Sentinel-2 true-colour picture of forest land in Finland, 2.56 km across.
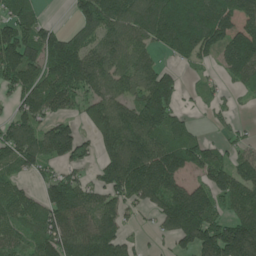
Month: June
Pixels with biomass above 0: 76%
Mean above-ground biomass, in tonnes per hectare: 119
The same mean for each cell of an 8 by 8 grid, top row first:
160 16 96 157 152 189 174 129
164 146 125 103 83 123 98 164
135 157 161 122 122 73 25 75
70 101 71 145 164 84 24 11
148 141 99 155 168 134 67 40
74 61 59 147 194 121 108 114
115 134 142 96 66 179 141 119
88 148 190 179 14 99 192 253
